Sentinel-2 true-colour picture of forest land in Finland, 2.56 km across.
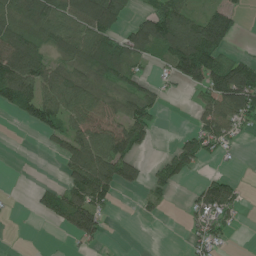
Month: June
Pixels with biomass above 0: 55%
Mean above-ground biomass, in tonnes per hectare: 56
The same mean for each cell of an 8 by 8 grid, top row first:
71 95 117 95 49 114 65 28
92 45 79 78 78 124 143 6
138 81 58 57 32 43 113 139
62 114 75 54 76 0 54 97
0 22 84 106 42 42 63 11
0 1 90 101 37 65 29 15
2 60 114 24 19 2 82 31
1 1 36 2 0 0 58 1
